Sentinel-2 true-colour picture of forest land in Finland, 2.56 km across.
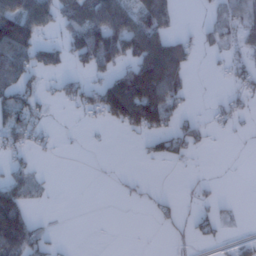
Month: January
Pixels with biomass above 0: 39%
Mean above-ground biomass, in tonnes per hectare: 37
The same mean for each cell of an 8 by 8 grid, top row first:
105 58 73 94 84 23 16 57
99 41 78 91 98 60 20 29
70 12 24 75 140 69 1 29
87 12 23 97 127 43 8 23
35 12 2 1 14 41 14 2
36 5 0 3 3 1 3 0
112 7 0 0 5 17 18 4
119 29 0 0 0 12 14 19
